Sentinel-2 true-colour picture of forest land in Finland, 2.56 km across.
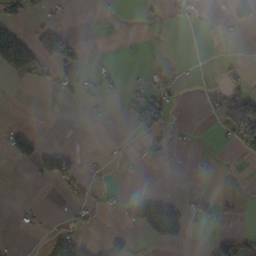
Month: October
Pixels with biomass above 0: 20%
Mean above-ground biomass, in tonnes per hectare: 23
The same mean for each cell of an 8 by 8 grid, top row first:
27 25 0 0 7 12 9 7
177 77 36 0 2 1 0 0
18 16 19 19 12 18 3 25
0 0 1 7 38 6 8 143
54 9 0 3 15 7 0 56
0 44 31 4 5 5 2 2
4 2 22 11 120 77 20 10
2 32 49 38 22 55 19 38
